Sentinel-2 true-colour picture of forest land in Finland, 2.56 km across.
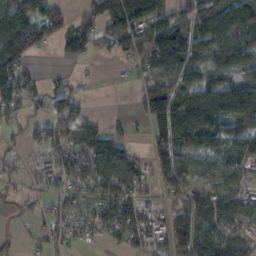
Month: November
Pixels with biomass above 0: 73%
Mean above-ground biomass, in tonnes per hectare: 87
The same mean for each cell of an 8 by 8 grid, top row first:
126 108 54 135 128 69 98 110
169 30 78 54 103 141 101 116
135 31 25 4 52 84 89 80
71 65 68 6 68 173 153 151
17 80 132 103 25 126 120 105
34 54 126 138 88 106 110 91
18 46 70 137 90 71 122 109
18 55 52 66 116 112 97 51
